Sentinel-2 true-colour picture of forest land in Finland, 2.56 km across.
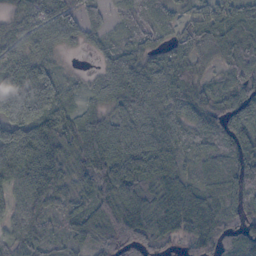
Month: October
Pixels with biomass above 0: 93%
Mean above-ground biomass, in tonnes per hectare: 68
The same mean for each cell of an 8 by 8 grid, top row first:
43 53 48 19 41 35 49 62
58 39 18 34 47 42 60 81
79 51 13 56 66 67 39 77
79 70 49 57 71 59 91 91
93 103 78 98 88 47 51 73
60 103 62 104 90 62 60 109
43 81 63 110 110 107 85 100
61 51 55 95 85 64 117 104
